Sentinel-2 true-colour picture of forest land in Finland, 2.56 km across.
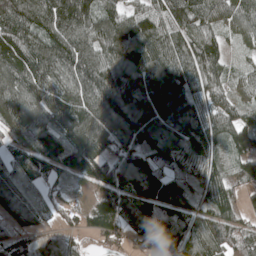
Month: May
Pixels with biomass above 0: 92%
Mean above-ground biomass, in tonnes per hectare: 106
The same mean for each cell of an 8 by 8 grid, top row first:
141 131 131 85 111 110 97 93
142 117 110 116 138 108 114 35
125 156 131 143 141 117 96 52
125 117 150 164 145 143 89 71
59 133 129 105 111 123 116 103
101 74 100 124 127 82 102 66
101 65 42 160 130 112 92 56
90 63 43 48 85 109 130 68
